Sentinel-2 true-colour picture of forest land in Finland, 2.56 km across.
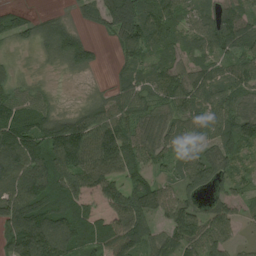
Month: August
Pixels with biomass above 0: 87%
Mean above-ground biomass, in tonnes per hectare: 83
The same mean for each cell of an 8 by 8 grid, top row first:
63 35 31 130 120 82 84 94
26 64 108 26 88 65 86 89
56 12 7 28 71 91 89 80
124 71 53 88 78 76 82 76
164 123 147 141 95 56 62 95
118 126 102 88 68 48 80 54
160 132 89 67 96 90 46 43
123 159 109 117 90 81 76 24
